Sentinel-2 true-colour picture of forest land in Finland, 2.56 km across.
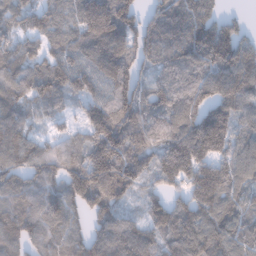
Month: January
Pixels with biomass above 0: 91%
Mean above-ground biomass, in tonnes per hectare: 120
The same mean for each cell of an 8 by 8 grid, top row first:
87 85 120 189 86 100 106 26
90 84 123 156 116 91 165 148
132 119 115 153 70 89 114 152
103 76 57 162 115 126 146 107
136 77 85 220 110 160 187 112
117 121 205 211 89 154 191 123
114 119 99 115 60 103 155 102
134 98 85 149 116 120 134 94
